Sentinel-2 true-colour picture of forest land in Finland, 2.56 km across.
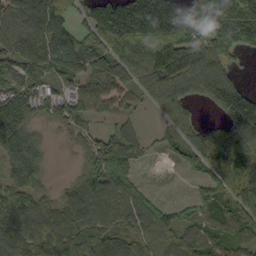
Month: September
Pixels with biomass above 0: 83%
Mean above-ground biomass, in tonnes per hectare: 111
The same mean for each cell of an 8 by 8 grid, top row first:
132 173 69 209 261 236 200 272
104 165 135 150 192 178 136 132
98 94 75 99 133 133 161 52
112 65 80 47 24 96 19 218
112 24 29 96 36 55 129 177
69 32 52 117 11 4 73 155
105 71 126 102 94 39 94 109
135 147 169 124 108 81 98 86
